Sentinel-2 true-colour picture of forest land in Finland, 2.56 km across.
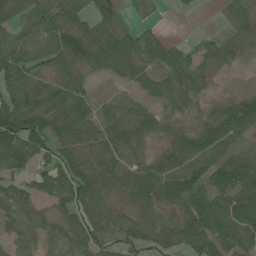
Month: June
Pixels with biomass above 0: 86%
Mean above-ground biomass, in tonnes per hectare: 75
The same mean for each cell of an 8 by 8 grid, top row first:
72 77 65 87 11 5 1 64
81 79 133 112 69 57 47 50
91 75 68 36 78 82 48 9
146 115 132 46 57 43 35 101
131 84 85 81 48 74 93 62
65 91 107 74 72 106 110 141
65 42 98 55 57 63 135 140
46 46 68 59 66 67 100 101
